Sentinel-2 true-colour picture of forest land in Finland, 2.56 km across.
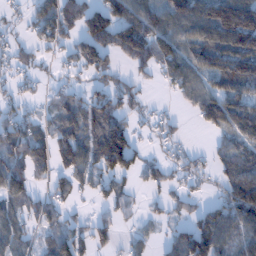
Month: January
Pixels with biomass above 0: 67%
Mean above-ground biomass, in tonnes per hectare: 71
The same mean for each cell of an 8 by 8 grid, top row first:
20 93 106 115 103 115 128 180
46 43 90 91 114 104 122 133
32 21 26 48 30 81 69 123
42 33 88 92 31 12 92 114
89 77 87 166 17 32 12 65
102 46 56 82 45 36 31 120
60 61 13 41 18 30 49 126
63 49 77 55 34 69 134 73
